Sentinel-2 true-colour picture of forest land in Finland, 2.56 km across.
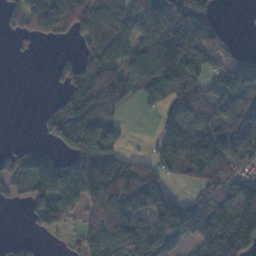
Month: November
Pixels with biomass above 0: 67%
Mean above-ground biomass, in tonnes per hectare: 80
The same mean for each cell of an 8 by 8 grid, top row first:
72 125 92 91 118 130 74 2
9 3 34 89 91 152 88 23
0 7 105 117 111 127 51 121
0 38 91 63 9 58 82 84
29 40 102 41 4 88 120 102
87 151 143 181 112 40 104 65
8 93 74 156 122 103 88 120
23 7 47 140 146 58 132 132
